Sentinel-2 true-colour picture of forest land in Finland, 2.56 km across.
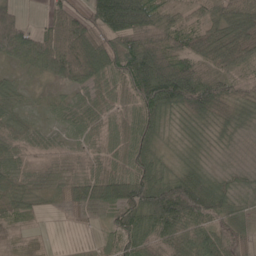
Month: May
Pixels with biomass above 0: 91%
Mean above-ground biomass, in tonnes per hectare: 61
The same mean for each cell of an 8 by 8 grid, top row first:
54 31 49 155 116 41 52 88
106 81 97 84 132 67 82 95
29 43 63 50 131 152 75 74
39 22 50 41 75 68 93 53
52 23 32 41 62 22 26 10
48 20 44 63 77 53 37 20
40 18 59 67 106 137 97 28
25 8 3 35 76 79 74 47
